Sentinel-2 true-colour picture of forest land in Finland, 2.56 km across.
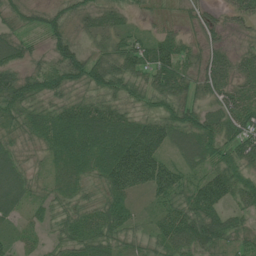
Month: July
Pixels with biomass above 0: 90%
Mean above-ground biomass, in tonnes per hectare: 58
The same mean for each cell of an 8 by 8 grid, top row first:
30 32 40 41 16 17 27 39
47 31 43 56 73 72 42 21
62 57 49 66 44 84 70 52
48 52 78 70 37 63 54 78
31 62 114 129 133 60 73 79
62 34 68 111 121 70 63 57
42 38 54 72 20 69 89 45
27 27 76 57 41 86 86 36
